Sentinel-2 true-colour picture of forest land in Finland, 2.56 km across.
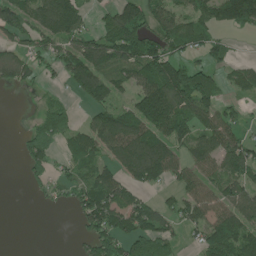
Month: June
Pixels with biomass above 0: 66%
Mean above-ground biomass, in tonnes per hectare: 83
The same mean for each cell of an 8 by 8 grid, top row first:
89 155 84 80 109 87 92 141
56 65 114 153 131 66 84 3
59 21 118 79 107 166 69 65
0 71 23 103 157 139 103 37
14 100 89 121 154 87 98 85
0 56 54 87 123 67 77 96
0 15 84 125 94 58 93 108
0 0 35 115 153 62 111 136
